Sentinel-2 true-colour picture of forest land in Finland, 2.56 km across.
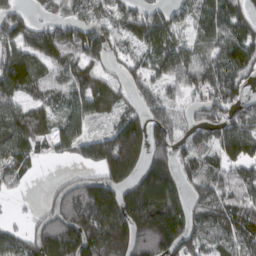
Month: March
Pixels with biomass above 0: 78%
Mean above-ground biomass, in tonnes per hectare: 110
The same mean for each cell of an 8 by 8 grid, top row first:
70 50 66 71 95 61 86 86
130 148 153 81 102 116 62 116
183 138 119 63 75 113 107 88
135 81 100 71 72 64 91 84
172 65 97 184 160 79 70 145
79 5 50 141 151 116 81 64
4 73 181 228 223 155 136 122
81 174 183 220 144 168 85 103
